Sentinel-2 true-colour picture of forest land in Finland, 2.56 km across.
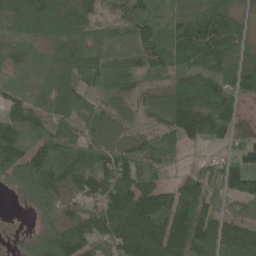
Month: June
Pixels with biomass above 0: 90%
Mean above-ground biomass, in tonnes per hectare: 92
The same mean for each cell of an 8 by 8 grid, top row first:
93 130 131 53 103 97 81 28
34 42 86 92 102 117 126 58
37 60 85 88 68 92 134 99
69 62 68 72 59 121 167 69
103 87 89 89 92 99 62 74
102 139 96 118 102 44 82 130
4 81 76 124 131 175 119 32
14 138 127 101 156 130 126 114
